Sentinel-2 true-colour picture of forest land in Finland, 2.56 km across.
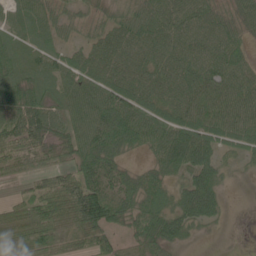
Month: June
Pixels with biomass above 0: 86%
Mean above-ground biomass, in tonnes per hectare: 52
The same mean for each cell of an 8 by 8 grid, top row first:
49 44 25 36 49 64 50 47
52 45 36 67 64 64 58 41
66 48 52 66 59 66 67 67
77 56 49 75 58 60 67 74
64 49 54 62 45 90 65 47
26 44 62 43 36 37 61 8
39 69 101 68 54 54 60 2
55 60 35 35 53 44 5 4
